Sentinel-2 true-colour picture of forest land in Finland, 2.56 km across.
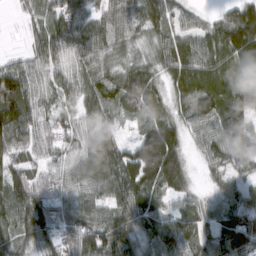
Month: March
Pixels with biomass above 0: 91%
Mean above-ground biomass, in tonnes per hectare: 79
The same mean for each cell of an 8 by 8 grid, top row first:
11 87 82 58 93 59 25 107
4 83 77 64 51 89 75 150
122 62 77 93 72 66 83 83
139 57 61 54 55 55 95 78
85 53 70 66 92 77 66 84
89 73 80 124 121 85 25 46
120 116 82 84 103 42 52 91
94 91 130 114 72 104 66 88
